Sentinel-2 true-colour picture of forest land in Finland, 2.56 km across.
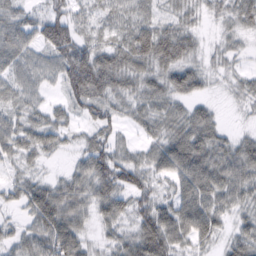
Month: February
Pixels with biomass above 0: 88%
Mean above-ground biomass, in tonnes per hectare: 48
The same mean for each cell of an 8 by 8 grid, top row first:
49 57 28 39 43 32 19 42
64 64 60 52 85 72 14 17
47 34 94 64 53 58 24 22
38 39 33 38 40 42 32 6
52 45 24 46 29 69 69 38
23 17 51 81 53 62 79 64
23 85 53 55 48 62 69 37
34 74 54 30 82 61 41 44
